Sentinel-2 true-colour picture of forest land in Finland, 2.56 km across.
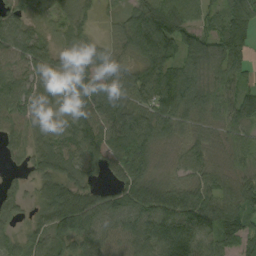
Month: September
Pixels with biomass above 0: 91%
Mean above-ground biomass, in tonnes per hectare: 78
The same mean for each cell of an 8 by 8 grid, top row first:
67 44 40 20 94 98 50 92
86 61 74 37 103 102 87 105
71 93 111 80 86 100 72 43
69 87 99 98 78 92 65 72
48 83 125 89 94 46 62 49
19 77 56 47 66 36 58 54
39 95 124 83 111 115 121 90
50 85 80 71 115 191 87 79
